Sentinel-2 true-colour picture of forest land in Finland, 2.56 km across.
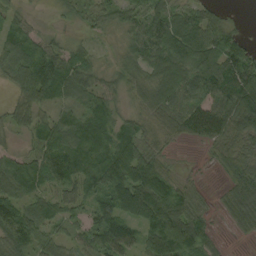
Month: September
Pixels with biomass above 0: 86%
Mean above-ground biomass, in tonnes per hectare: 67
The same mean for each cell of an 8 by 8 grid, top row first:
38 4 26 39 67 66 50 5
70 54 33 10 83 109 107 64
60 127 79 25 49 112 109 93
49 36 48 45 40 79 93 111
15 71 94 83 59 19 40 67
81 89 67 126 128 34 5 89
79 61 39 102 136 118 30 97
95 50 44 106 74 146 48 12
